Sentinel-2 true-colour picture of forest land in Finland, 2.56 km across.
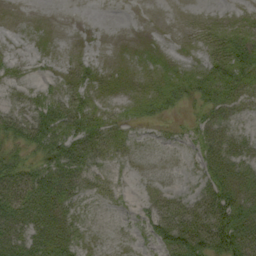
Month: September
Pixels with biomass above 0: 71%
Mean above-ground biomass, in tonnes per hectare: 22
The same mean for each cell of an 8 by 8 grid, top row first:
1 1 0 0 0 0 2 8
3 4 2 1 4 3 14 32
13 11 21 12 12 24 33 30
27 44 43 14 15 8 24 17
26 46 50 24 5 7 36 21
51 48 42 10 5 3 26 31
57 45 16 5 11 27 47 42
48 40 19 2 8 44 58 75
